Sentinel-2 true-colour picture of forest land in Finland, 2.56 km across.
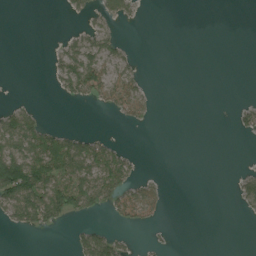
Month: August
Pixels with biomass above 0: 27%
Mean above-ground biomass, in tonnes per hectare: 21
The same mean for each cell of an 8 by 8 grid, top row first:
0 0 14 29 3 0 0 0
0 4 43 30 0 0 0 0
0 7 77 60 14 0 0 0
34 2 0 21 26 0 0 18
68 65 45 19 0 0 0 0
141 94 67 59 13 0 0 23
71 94 42 34 56 0 0 14
0 0 30 36 3 1 0 0
